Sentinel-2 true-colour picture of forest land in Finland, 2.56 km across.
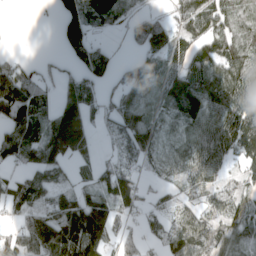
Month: April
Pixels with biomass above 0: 73%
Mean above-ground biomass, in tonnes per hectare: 72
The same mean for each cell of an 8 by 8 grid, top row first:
0 6 89 47 45 49 79 49
1 0 104 31 96 69 68 64
94 31 75 61 121 148 106 81
98 58 118 71 106 90 98 98
143 139 129 25 109 36 92 89
48 84 25 83 27 33 65 40
69 96 134 85 37 43 51 50
56 125 126 47 35 80 81 55
